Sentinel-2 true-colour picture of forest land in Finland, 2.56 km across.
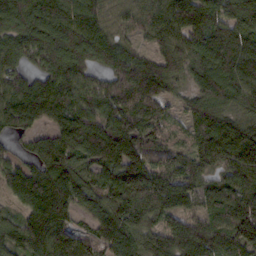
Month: February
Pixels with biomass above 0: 92%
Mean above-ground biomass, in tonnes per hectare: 118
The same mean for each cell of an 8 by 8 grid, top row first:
115 147 139 68 95 139 152 143
107 125 139 119 43 114 168 157
93 116 102 87 164 75 144 140
159 128 142 121 135 30 154 89
30 98 150 180 103 49 154 194
110 122 72 113 169 125 81 145
40 186 62 115 150 120 78 126
55 152 86 105 95 153 159 119
